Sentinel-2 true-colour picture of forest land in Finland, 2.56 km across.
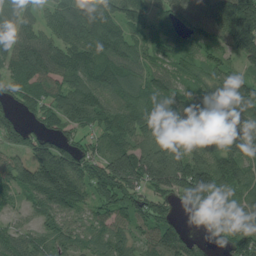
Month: July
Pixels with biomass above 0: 90%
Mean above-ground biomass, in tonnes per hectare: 102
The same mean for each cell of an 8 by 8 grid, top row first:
118 63 136 106 94 99 115 168
149 117 138 117 79 105 80 100
99 121 109 113 83 74 91 90
76 101 122 109 101 93 133 110
82 115 75 84 92 103 98 115
97 229 128 148 142 168 167 95
44 103 79 92 99 37 55 53
71 84 72 94 67 107 34 87
